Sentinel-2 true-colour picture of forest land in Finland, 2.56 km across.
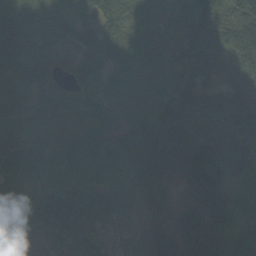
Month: September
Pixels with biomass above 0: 95%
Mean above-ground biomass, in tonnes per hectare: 83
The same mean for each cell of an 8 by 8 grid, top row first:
166 90 59 116 76 85 138 159
97 61 62 103 90 74 96 137
71 46 74 86 91 79 42 46
50 46 47 71 81 108 90 114
50 57 93 110 152 137 79 90
71 80 127 90 103 67 97 54
82 41 74 76 42 49 97 77
93 56 47 13 27 59 133 112
